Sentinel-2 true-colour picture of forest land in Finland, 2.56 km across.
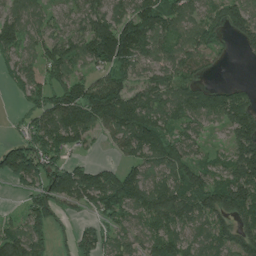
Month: June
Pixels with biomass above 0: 79%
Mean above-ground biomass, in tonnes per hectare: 99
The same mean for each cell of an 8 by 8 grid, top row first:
86 57 103 122 146 112 80 107
90 111 122 191 107 86 87 25
53 72 81 113 72 113 31 9
17 131 176 168 139 97 126 140
67 140 68 48 138 100 32 115
111 151 147 97 98 108 93 150
14 113 54 98 99 132 142 155
113 82 75 57 81 93 93 111
